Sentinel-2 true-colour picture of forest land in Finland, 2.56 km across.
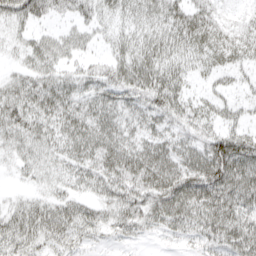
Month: April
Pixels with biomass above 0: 85%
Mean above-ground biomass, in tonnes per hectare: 41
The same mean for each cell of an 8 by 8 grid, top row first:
48 30 32 28 34 48 44 17
19 47 32 25 40 39 43 37
32 45 40 53 61 43 18 18
49 51 47 45 43 50 35 25
35 36 49 52 42 44 60 63
10 26 36 55 66 62 76 65
30 45 36 38 45 57 61 48
51 39 25 14 10 15 36 52
